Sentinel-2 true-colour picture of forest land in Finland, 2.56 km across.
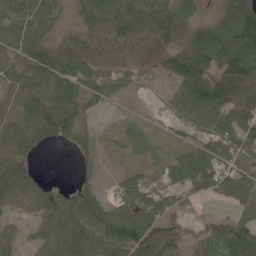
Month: May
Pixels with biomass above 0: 80%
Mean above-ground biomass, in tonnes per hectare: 58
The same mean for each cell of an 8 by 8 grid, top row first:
68 59 30 76 72 68 20 135
68 58 62 53 32 49 107 136
52 81 76 51 21 53 109 135
68 107 54 7 4 30 83 85
80 31 30 10 20 16 45 71
86 7 12 9 23 43 70 54
40 70 79 58 79 43 3 37
41 69 73 98 110 67 60 93
